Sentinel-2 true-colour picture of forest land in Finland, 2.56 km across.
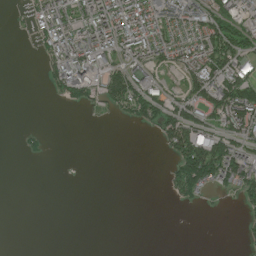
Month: July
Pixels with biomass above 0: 39%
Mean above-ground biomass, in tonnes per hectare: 46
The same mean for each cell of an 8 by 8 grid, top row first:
8 106 110 145 138 99 88 51
0 68 122 87 92 76 99 69
0 38 131 96 76 18 101 121
0 0 10 28 80 79 64 142
3 8 0 0 0 88 132 66
0 0 0 0 0 64 115 105
0 0 0 0 0 8 4 18
0 0 0 0 0 0 0 7
